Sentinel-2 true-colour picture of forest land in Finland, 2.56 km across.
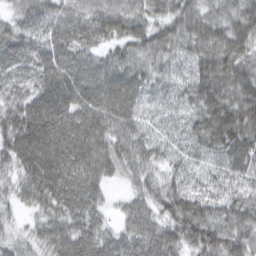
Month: March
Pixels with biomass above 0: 97%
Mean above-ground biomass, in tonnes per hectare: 75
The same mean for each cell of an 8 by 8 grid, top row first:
43 79 90 106 72 74 58 73
79 87 82 53 72 67 75 79
69 95 97 87 74 61 87 86
75 108 92 87 57 51 87 102
103 114 104 80 65 55 78 92
59 119 99 47 45 44 52 68
31 70 88 25 60 83 72 68
37 68 88 59 80 68 89 71
